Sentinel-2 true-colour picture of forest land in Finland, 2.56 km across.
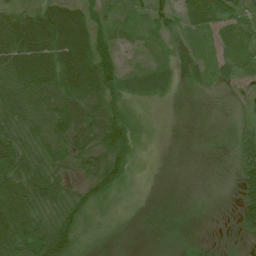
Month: July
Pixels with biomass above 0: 92%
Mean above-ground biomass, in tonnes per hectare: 39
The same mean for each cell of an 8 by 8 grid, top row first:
52 72 64 22 25 38 52 37
86 82 91 40 11 9 12 25
79 73 86 55 33 17 21 30
58 61 69 54 15 10 7 19
57 55 48 69 15 7 7 53
65 57 28 55 12 6 8 57
67 45 48 20 11 10 8 63
67 74 38 15 8 13 11 16
